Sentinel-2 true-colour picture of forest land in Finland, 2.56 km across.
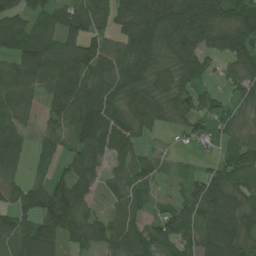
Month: July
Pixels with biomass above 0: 83%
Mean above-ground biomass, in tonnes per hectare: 82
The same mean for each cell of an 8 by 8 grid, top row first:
76 68 114 90 122 125 137 98
97 105 118 86 121 121 88 129
110 77 124 106 88 81 45 81
77 65 141 121 99 76 62 38
70 51 95 124 24 7 24 68
59 48 103 38 57 14 52 94
81 116 95 45 42 54 103 88
81 103 62 68 61 90 70 90
